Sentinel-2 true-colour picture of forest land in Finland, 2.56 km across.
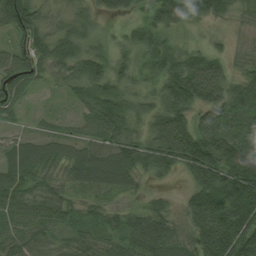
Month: August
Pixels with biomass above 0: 92%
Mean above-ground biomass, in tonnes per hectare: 78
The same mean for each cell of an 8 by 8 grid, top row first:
130 51 50 40 38 87 64 41
54 78 64 40 74 53 38 24
85 34 81 73 44 111 149 57
31 12 40 115 47 99 106 96
55 55 62 89 78 149 152 144
89 63 73 96 48 33 115 194
86 76 33 29 42 29 163 185
75 64 51 41 100 75 159 192
